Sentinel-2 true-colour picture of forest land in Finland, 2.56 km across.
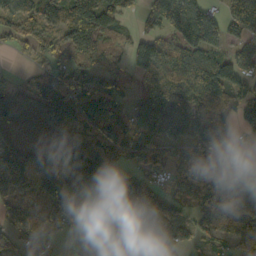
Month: October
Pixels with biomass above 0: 80%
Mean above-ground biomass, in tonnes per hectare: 83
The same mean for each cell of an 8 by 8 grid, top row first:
80 77 159 123 56 142 88 87
28 50 108 72 124 93 98 49
17 92 117 94 76 152 159 114
63 95 143 129 141 134 96 77
53 35 79 103 120 79 125 68
109 92 136 72 49 61 74 64
67 62 67 23 74 65 72 105
34 24 15 33 48 50 62 77
